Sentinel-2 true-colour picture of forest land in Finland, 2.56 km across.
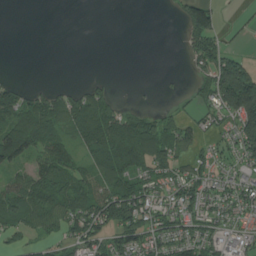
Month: July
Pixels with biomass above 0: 59%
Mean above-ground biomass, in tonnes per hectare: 66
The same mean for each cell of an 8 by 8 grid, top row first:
0 0 0 0 0 21 94 6
0 0 0 0 0 1 100 19
19 4 5 14 1 4 85 224
95 94 106 94 55 32 53 166
148 88 62 162 157 93 30 87
54 105 85 112 99 87 65 63
82 84 104 172 131 98 83 83
44 50 85 85 111 105 88 53
